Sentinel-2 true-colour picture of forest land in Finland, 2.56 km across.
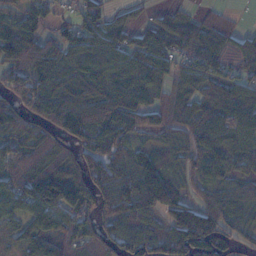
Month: November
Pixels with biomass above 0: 85%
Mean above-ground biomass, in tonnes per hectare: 82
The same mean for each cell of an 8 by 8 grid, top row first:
56 57 65 45 21 51 37 11
130 70 84 76 91 77 77 85
68 67 79 81 97 44 79 67
87 89 131 96 89 69 78 94
63 99 89 104 48 67 84 79
81 140 93 111 138 54 76 54
56 127 100 98 112 122 103 76
51 112 86 81 98 117 126 50
